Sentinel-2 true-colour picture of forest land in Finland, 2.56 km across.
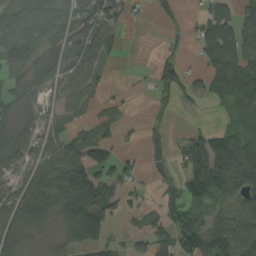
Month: August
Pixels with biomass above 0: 66%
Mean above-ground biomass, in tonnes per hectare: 62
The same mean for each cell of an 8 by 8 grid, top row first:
79 96 80 69 5 11 69 48
97 63 87 45 0 7 91 80
35 71 75 8 3 63 80 134
51 27 42 14 2 16 7 68
73 66 67 49 24 31 132 100
44 82 105 61 18 36 158 127
135 74 151 65 35 64 45 66
63 19 116 43 32 87 84 95
